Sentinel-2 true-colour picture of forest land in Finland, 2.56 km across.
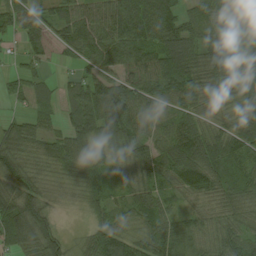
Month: August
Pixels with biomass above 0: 90%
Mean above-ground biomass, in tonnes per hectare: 69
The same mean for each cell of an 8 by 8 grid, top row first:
64 54 73 93 131 84 73 71
13 45 79 96 97 135 92 76
37 23 45 66 95 128 70 74
18 31 90 101 70 58 50 65
61 43 81 79 67 85 103 83
54 44 68 52 67 68 95 82
108 61 30 51 77 37 53 77
62 87 20 84 66 76 53 63
